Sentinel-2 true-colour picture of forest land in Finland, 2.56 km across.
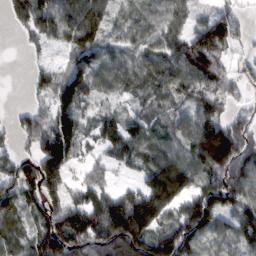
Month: February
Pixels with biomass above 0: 81%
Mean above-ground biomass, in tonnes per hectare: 90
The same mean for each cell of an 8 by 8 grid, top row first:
46 82 132 60 80 71 48 39
5 42 107 48 74 81 135 37
0 69 104 72 58 96 100 47
22 81 88 43 47 55 81 30
45 124 70 101 94 75 166 152
97 152 37 45 82 153 127 124
78 104 121 194 232 92 151 82
64 117 132 185 145 152 83 83
